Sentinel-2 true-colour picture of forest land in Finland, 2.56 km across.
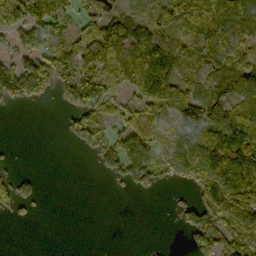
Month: October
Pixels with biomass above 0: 61%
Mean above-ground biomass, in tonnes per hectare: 78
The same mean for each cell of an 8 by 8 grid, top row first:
86 156 68 73 37 100 111 125
65 104 89 117 142 90 125 99
132 120 120 75 157 104 83 131
4 2 89 60 80 122 121 97
3 0 47 87 115 70 152 184
40 0 0 45 92 72 164 241
48 2 0 0 0 33 105 172
0 0 0 0 2 0 120 115
